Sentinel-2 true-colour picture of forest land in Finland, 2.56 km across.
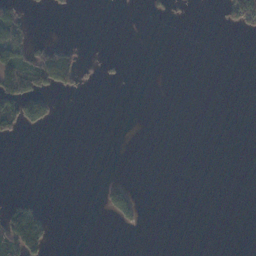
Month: November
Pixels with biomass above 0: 11%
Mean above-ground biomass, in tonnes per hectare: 14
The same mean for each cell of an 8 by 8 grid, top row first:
46 2 0 0 2 5 0 66
54 46 12 0 0 0 0 0
71 66 31 5 0 0 0 0
98 50 0 0 0 0 0 0
3 0 0 0 0 0 0 0
0 0 0 7 0 0 0 0
53 9 0 85 11 0 0 0
125 49 0 0 0 0 0 0
